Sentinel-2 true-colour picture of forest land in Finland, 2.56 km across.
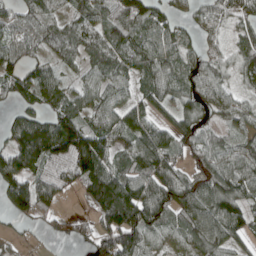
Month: April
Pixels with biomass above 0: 85%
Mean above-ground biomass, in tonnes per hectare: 84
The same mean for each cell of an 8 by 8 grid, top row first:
79 73 73 87 115 49 67 73
84 69 77 95 93 80 45 54
90 87 47 80 73 70 83 46
49 72 83 85 75 67 52 63
96 156 161 93 110 81 84 59
140 78 130 108 100 81 97 99
100 54 13 156 155 119 123 102
23 9 28 134 100 63 126 64
